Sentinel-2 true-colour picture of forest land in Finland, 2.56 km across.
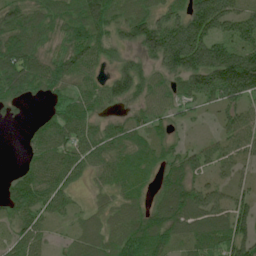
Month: July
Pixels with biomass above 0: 86%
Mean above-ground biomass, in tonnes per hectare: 60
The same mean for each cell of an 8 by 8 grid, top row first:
67 66 77 61 65 58 123 65
88 37 79 51 78 139 119 71
96 67 51 65 60 62 115 149
21 20 62 32 46 33 17 47
4 75 64 64 46 27 30 46
29 74 36 49 34 59 38 26
66 53 22 40 48 92 95 49
51 29 53 56 97 53 76 72
